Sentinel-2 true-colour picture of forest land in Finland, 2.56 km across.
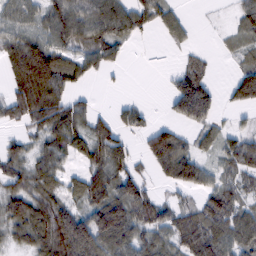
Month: February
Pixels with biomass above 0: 71%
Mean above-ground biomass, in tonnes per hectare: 63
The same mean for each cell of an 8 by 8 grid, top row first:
52 77 96 98 63 32 2 50
93 104 72 52 2 14 5 28
94 159 55 5 0 42 48 63
63 105 50 26 27 47 64 22
32 61 67 86 44 94 34 63
64 71 55 87 31 86 52 60
82 93 57 119 91 53 82 63
46 113 136 105 70 70 99 71
